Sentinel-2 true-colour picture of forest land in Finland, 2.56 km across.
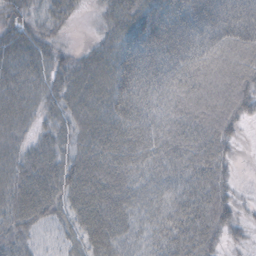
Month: October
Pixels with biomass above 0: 92%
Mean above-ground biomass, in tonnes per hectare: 45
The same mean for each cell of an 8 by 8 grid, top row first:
35 34 11 41 83 62 70 66
46 31 13 53 83 68 40 43
46 44 53 74 61 39 38 51
46 28 53 61 48 35 50 45
30 35 44 64 49 39 46 12
49 61 72 61 39 38 50 7
57 55 58 59 38 43 52 21
42 13 37 54 30 50 40 12
